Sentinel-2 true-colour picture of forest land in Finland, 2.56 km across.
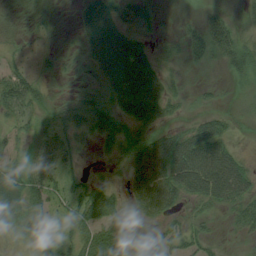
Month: August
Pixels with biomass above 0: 77%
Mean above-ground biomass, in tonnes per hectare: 43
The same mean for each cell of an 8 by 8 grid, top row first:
8 8 33 57 26 5 23 13
16 12 25 99 44 16 62 44
63 20 21 61 88 15 5 19
52 26 47 46 72 20 23 8
26 55 22 38 58 87 110 15
55 55 33 15 84 109 139 82
56 43 73 57 58 39 33 44
21 41 53 67 15 49 30 11
